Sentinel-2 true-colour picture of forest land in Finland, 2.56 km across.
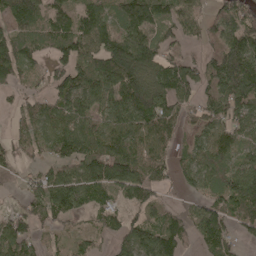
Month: April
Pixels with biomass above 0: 80%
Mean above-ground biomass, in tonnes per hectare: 92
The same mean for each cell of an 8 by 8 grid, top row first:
107 88 98 91 132 95 62 120
104 67 106 146 126 53 57 144
56 72 121 134 135 121 99 172
45 79 101 112 143 88 102 100
58 101 115 120 105 48 91 71
49 79 120 134 96 63 107 118
36 110 72 56 74 37 90 103
114 36 43 49 110 98 91 45
